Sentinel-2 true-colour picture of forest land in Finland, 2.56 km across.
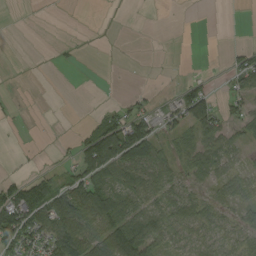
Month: September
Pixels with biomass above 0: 48%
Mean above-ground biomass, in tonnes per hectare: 34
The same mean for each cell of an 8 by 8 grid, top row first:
0 1 1 0 0 0 0 0
0 1 4 2 0 1 0 20
0 0 0 2 3 11 21 39
3 0 0 23 34 67 82 39
1 3 51 122 66 35 39 20
19 32 81 55 61 36 28 32
126 119 102 72 52 56 41 28
99 80 98 90 88 33 38 35
